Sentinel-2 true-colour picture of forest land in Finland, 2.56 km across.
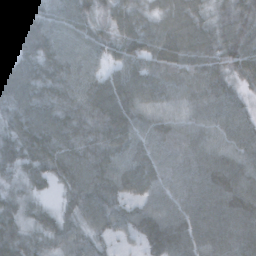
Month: October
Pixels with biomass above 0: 97%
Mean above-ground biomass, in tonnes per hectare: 67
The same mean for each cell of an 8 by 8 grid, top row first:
52 75 78 59 59 69 46 60
65 76 71 58 90 92 61 77
94 83 78 47 91 73 79 50
72 74 76 70 65 49 62 51
77 87 81 69 63 67 64 64
45 53 83 84 76 61 79 77
51 26 66 67 52 68 86 82
71 50 59 32 37 65 84 80
